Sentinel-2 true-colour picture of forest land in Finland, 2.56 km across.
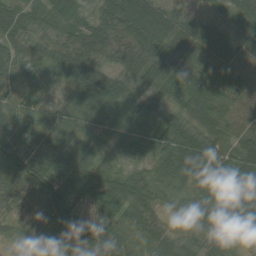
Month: August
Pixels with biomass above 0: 91%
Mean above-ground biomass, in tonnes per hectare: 54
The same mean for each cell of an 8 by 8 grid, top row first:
47 57 32 59 91 39 23 53
38 36 52 38 61 56 51 44
28 36 71 47 50 54 81 44
41 37 54 50 46 43 82 37
85 63 57 37 28 112 68 68
69 81 61 53 53 80 73 90
16 83 48 77 57 19 53 64
28 48 66 95 56 39 38 6
